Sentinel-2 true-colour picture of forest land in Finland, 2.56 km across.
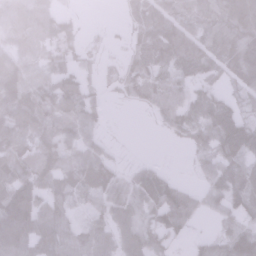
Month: January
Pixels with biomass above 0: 80%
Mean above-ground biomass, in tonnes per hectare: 64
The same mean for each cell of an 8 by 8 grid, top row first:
105 74 14 0 67 66 60 97
81 56 28 5 70 96 55 83
121 82 61 18 55 70 52 44
103 100 87 3 9 82 119 61
74 87 65 14 0 9 68 109
92 70 65 57 77 22 48 87
127 74 28 66 73 117 36 72
107 82 66 57 74 35 36 81
